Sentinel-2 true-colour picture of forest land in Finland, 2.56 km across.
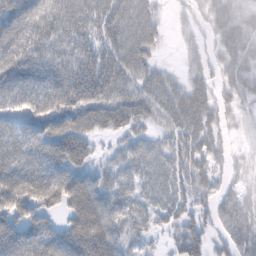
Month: February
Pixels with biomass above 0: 87%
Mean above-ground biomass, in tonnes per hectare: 62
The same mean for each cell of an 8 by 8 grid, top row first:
102 82 75 79 72 13 39 39
93 77 68 70 72 10 24 52
81 81 83 84 63 30 36 49
66 83 86 86 64 75 57 29
68 89 75 19 48 52 55 13
91 90 73 47 53 56 45 20
75 60 99 67 46 49 32 49
96 88 117 80 36 36 39 57
